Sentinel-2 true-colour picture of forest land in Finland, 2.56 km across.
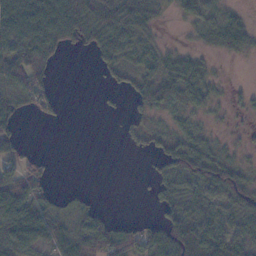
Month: November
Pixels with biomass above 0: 61%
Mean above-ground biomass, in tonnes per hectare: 37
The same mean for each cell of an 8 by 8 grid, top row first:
99 98 92 69 54 11 32 15
60 67 21 53 30 15 14 24
56 33 0 14 41 54 25 2
31 27 0 5 29 22 17 9
38 0 0 0 19 41 26 9
70 36 0 0 5 59 66 42
84 62 39 3 1 52 38 46
67 56 55 72 72 84 63 45
